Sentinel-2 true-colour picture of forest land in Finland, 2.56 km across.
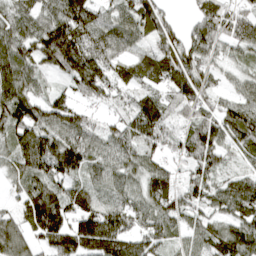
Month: April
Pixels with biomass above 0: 89%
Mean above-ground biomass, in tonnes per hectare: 85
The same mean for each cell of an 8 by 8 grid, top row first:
90 87 124 67 113 20 91 75
109 153 146 95 48 98 86 60
122 32 110 79 59 99 59 40
134 90 59 40 112 58 64 99
89 118 106 73 81 61 123 80
64 114 68 80 83 54 82 53
46 150 92 66 75 82 64 88
84 106 128 111 80 47 86 117
